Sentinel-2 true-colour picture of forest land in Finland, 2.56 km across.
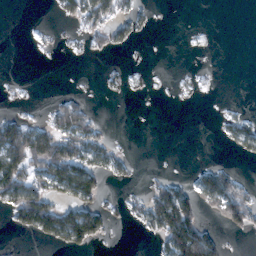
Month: February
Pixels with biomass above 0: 31%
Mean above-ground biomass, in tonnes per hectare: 30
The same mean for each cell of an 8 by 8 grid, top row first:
0 2 58 54 15 0 0 0
0 5 10 24 1 0 3 0
2 0 1 12 6 4 4 0
13 23 67 0 0 0 0 13
117 84 78 24 0 0 0 40
100 87 117 23 5 11 49 23
71 80 80 16 44 136 30 82
2 31 71 5 5 124 71 2
